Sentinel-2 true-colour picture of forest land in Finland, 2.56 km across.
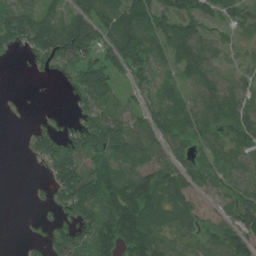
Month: July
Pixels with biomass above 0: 71%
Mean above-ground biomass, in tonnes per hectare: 55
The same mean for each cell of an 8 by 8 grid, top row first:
86 58 88 92 85 71 42 27
30 74 93 87 82 82 56 22
0 3 56 51 39 42 66 26
2 3 25 47 43 74 73 61
0 50 60 89 76 52 43 56
0 26 96 94 80 70 48 35
0 8 74 113 126 79 29 68
1 25 52 90 105 42 49 69
